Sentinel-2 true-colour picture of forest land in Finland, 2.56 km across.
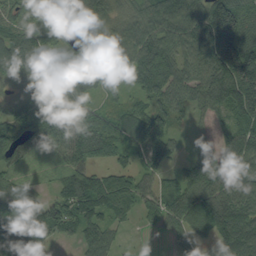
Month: September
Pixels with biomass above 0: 88%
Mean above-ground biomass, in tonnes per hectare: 94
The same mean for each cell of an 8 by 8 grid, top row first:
53 57 92 74 93 119 166 153
56 77 108 102 120 90 145 168
66 134 120 49 103 92 111 196
89 136 131 55 85 56 57 114
108 103 140 126 100 41 32 119
68 48 111 84 54 53 114 101
89 83 117 109 59 99 136 111
132 59 70 52 1 48 68 121
